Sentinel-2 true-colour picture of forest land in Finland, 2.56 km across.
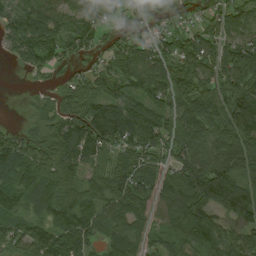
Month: August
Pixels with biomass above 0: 88%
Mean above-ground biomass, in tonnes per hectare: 79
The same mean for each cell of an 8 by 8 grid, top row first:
82 86 52 37 45 44 50 67
63 88 53 53 76 69 87 95
0 18 61 79 107 100 74 89
1 41 107 111 100 89 88 128
93 81 130 88 83 78 99 126
73 106 74 89 100 90 139 101
64 73 77 69 87 133 85 112
68 93 88 60 65 57 77 71
